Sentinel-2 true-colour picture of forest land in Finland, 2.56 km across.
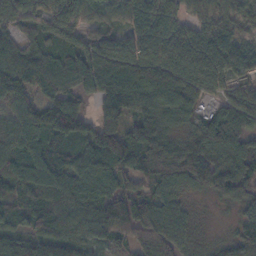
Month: November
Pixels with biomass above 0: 93%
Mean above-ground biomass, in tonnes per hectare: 85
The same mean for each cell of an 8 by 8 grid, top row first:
81 96 89 46 102 82 67 76
68 53 89 103 103 103 108 83
156 87 95 99 85 82 95 61
86 129 72 137 64 52 37 91
84 77 78 152 122 69 105 73
106 109 91 110 64 77 112 98
79 83 84 128 78 62 13 56
102 100 81 59 61 77 25 63
